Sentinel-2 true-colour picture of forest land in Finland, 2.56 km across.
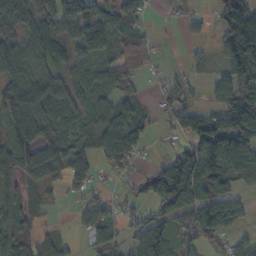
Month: October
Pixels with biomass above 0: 74%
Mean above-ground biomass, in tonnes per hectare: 78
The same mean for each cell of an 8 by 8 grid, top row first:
95 95 119 76 42 18 21 237
84 74 72 56 48 3 23 252
75 74 48 65 24 33 32 136
94 64 53 67 30 81 59 180
95 83 50 115 47 42 204 169
76 37 74 29 69 202 131 77
51 13 50 48 57 129 146 64
70 42 22 52 126 71 86 44
